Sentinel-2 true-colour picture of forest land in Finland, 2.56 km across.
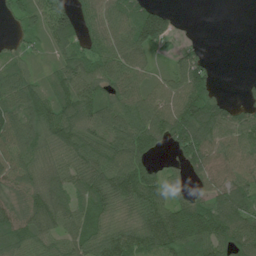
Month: July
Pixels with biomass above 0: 83%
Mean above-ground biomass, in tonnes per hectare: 82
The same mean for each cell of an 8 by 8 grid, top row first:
54 99 64 91 113 30 0 0
40 46 69 85 102 32 8 0
86 54 102 87 65 76 75 7
96 105 96 100 103 110 138 65
101 82 109 106 99 82 118 86
87 92 77 118 103 26 88 82
73 125 67 80 111 94 108 102
89 74 73 102 91 130 146 114
